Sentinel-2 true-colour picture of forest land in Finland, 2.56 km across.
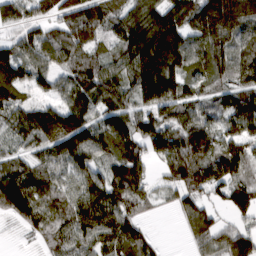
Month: March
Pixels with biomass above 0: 88%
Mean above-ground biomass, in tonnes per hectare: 102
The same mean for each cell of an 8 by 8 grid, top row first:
89 79 142 84 130 121 187 157
94 104 107 67 187 157 131 87
135 72 111 104 183 149 81 81
93 78 139 105 106 109 73 133
63 84 125 121 115 133 132 105
96 77 85 97 80 109 144 97
62 84 101 116 46 50 81 90
3 49 94 109 88 2 89 110
